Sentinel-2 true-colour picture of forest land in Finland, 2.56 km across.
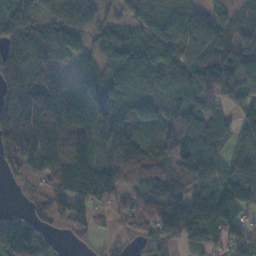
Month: November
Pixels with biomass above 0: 87%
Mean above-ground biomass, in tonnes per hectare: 84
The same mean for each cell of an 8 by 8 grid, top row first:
87 57 86 36 94 102 73 36
74 88 41 99 93 107 108 64
90 86 54 101 119 91 89 105
108 118 135 140 119 106 66 60
90 101 109 125 99 80 83 69
38 75 143 104 91 86 77 131
21 44 57 44 59 91 139 106
150 61 26 15 35 53 81 64
